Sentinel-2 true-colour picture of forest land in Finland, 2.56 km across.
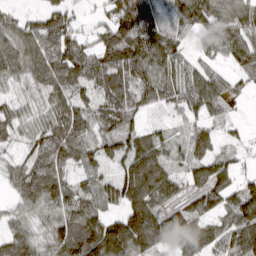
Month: March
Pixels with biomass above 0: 89%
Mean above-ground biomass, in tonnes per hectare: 85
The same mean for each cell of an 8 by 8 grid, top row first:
56 79 24 89 109 68 111 104
99 108 89 133 135 62 37 65
65 116 109 125 89 72 79 28
56 73 77 118 53 29 68 11
39 111 89 73 88 40 79 26
72 127 48 56 166 59 106 51
45 88 109 55 158 90 71 127
88 80 150 207 159 90 82 102
